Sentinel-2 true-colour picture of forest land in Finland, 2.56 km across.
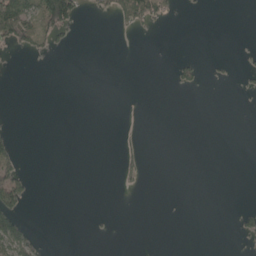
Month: May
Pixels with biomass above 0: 10%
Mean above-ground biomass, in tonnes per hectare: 10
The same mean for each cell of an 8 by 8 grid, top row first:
132 127 32 27 66 4 1 0
32 26 0 0 0 0 0 1
0 0 0 0 0 14 4 5
0 0 0 0 0 0 0 1
15 0 0 0 4 0 0 0
32 0 0 0 8 0 0 0
43 0 0 0 0 0 0 6
67 3 0 1 0 0 0 9
